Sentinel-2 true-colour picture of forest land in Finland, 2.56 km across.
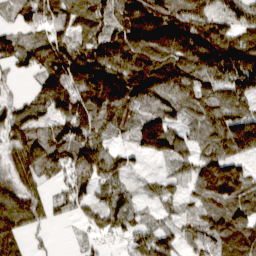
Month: March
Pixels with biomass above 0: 85%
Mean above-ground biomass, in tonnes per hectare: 88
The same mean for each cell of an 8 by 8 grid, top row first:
43 89 100 90 148 115 81 78
73 113 81 110 123 117 120 112
19 99 145 177 153 109 80 120
65 67 139 104 89 71 85 86
68 95 138 50 105 94 71 120
72 51 110 72 29 45 118 100
98 53 59 96 36 42 88 118
61 17 17 39 91 65 84 107
